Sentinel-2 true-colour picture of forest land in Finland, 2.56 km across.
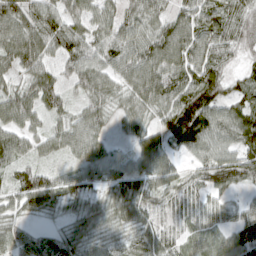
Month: April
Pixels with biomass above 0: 90%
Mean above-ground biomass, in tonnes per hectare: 57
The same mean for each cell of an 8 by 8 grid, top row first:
78 72 53 47 68 50 65 65
75 70 73 70 71 82 79 59
32 57 63 51 80 77 78 33
68 47 38 37 51 88 85 66
61 37 71 28 54 55 68 73
51 49 47 48 62 43 65 72
43 45 29 50 59 36 45 36
49 35 44 39 53 41 52 66
